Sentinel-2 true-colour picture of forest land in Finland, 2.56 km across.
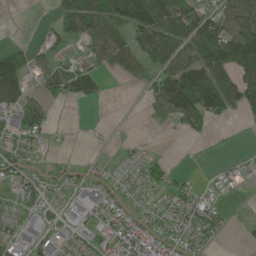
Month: May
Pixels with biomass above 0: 56%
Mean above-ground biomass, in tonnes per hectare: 49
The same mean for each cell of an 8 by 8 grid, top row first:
0 7 146 98 166 95 61 72
26 34 15 79 75 88 127 148
99 51 75 7 26 152 123 79
71 28 0 0 8 86 110 41
39 12 2 4 8 1 4 0
57 36 26 27 40 22 6 17
35 34 39 61 31 45 38 6
42 30 43 67 74 67 34 6
